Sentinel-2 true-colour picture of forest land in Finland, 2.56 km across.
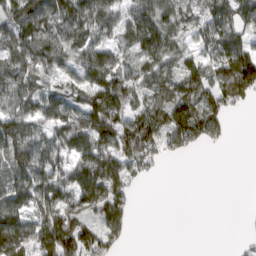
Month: March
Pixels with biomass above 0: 74%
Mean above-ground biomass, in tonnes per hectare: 73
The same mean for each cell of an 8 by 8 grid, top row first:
127 120 122 97 97 75 70 85
149 145 93 74 100 65 62 93
109 46 68 108 73 81 77 133
87 68 79 142 88 111 107 16
102 73 71 107 111 58 48 0
85 88 95 69 29 0 0 0
92 87 82 93 0 0 0 1
117 135 117 52 0 0 0 8
